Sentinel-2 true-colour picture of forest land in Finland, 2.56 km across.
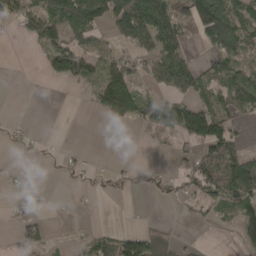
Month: April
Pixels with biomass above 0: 46%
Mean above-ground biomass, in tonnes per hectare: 48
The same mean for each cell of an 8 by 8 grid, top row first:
63 104 146 118 124 53 149 79
0 73 93 39 52 69 50 70
0 26 61 106 39 104 66 96
0 0 1 77 58 113 86 57
11 1 1 0 7 30 110 51
8 0 9 7 13 31 103 134
12 4 1 0 0 7 39 59
31 33 14 48 74 26 1 20
